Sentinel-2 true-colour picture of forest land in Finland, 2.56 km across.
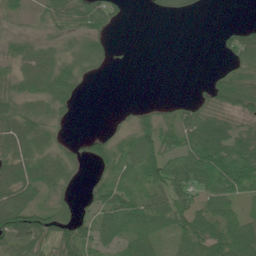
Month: June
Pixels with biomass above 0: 66%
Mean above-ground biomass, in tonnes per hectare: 43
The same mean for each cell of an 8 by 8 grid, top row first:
17 38 72 48 3 22 2 0
33 34 38 14 0 0 0 61
48 72 38 1 0 0 14 52
56 48 9 2 19 33 39 51
56 30 18 41 80 46 108 84
66 54 18 42 67 75 83 106
99 48 20 73 66 80 51 23
63 56 65 36 50 34 82 88
